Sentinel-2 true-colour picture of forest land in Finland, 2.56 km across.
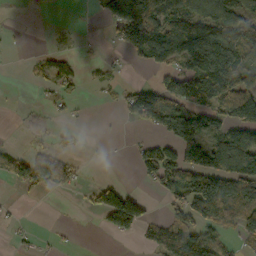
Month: October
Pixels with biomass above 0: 46%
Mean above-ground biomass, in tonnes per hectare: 57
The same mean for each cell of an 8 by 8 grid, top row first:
1 0 1 105 148 95 99 109
2 9 5 14 70 121 164 126
0 44 24 16 7 89 150 105
1 8 4 5 112 102 87 136
5 18 8 2 31 107 87 127
51 87 14 3 32 91 140 100
5 0 6 163 59 55 108 78
9 7 1 11 33 109 84 31
